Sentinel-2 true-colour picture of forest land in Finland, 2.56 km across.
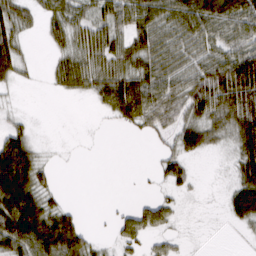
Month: March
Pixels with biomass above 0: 63%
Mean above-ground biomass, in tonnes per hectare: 41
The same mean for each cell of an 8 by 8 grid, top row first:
46 35 35 53 66 62 80 72
42 16 42 53 60 44 43 63
23 12 56 55 67 46 71 125
8 1 0 32 83 41 63 98
68 8 2 0 3 33 35 57
125 17 0 0 1 34 2 48
113 53 10 4 29 18 2 65
85 108 57 14 25 14 0 2
